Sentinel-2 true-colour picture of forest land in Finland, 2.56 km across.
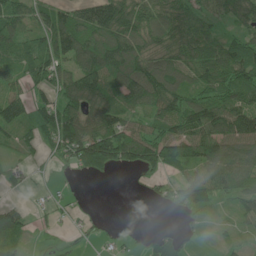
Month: June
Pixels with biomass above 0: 74%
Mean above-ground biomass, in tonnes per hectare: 74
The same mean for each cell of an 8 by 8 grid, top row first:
77 74 97 152 95 79 47 74
68 100 138 140 103 102 89 92
47 88 139 102 149 93 98 113
81 66 103 104 58 107 126 112
27 40 143 173 126 137 136 123
25 6 27 23 36 37 77 93
37 30 14 0 2 33 40 40
38 6 14 23 21 61 12 19
